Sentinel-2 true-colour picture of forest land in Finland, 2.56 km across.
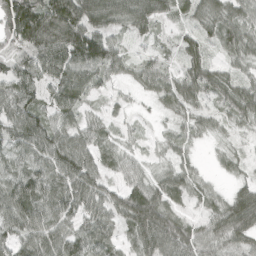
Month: April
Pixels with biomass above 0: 92%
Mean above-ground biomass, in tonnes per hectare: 62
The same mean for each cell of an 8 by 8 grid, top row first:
149 126 127 75 73 38 62 58
58 111 141 72 20 27 41 66
78 66 78 38 50 53 72 47
77 49 49 21 7 40 35 64
64 81 70 40 18 33 15 18
71 75 92 37 48 56 18 24
93 80 68 63 113 43 40 86
63 78 72 48 80 94 70 65
